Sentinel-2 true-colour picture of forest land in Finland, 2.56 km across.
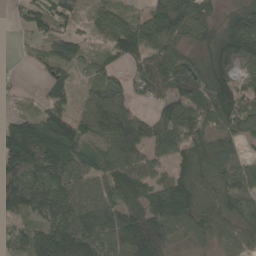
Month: May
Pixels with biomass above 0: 85%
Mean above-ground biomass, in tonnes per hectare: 92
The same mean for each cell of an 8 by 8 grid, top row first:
25 83 43 88 66 138 82 140
10 65 59 66 133 76 100 156
12 59 27 51 92 111 114 71
31 98 51 121 28 97 82 96
174 196 120 95 95 62 63 48
144 135 84 88 75 80 84 114
94 119 92 97 115 168 88 86
55 195 159 110 201 51 57 76
